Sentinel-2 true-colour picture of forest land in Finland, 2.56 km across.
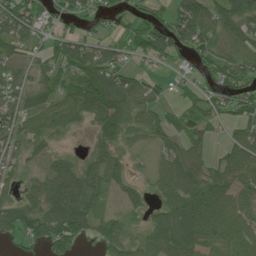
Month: July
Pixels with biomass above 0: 76%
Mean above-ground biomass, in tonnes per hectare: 52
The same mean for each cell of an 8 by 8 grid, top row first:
82 37 43 25 44 61 76 83
46 43 79 42 65 66 60 60
42 43 76 82 37 15 32 70
54 60 65 87 44 27 46 54
43 27 3 52 16 43 26 47
28 57 69 52 15 89 52 54
65 74 77 13 28 76 79 57
36 81 48 44 37 101 58 60
